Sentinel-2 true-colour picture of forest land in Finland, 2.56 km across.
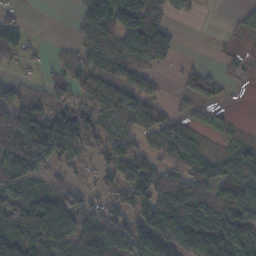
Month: November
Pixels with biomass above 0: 70%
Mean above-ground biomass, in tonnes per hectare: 71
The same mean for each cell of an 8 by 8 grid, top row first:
22 0 30 99 82 18 1 15
81 9 35 64 124 40 1 10
33 33 56 71 44 17 47 11
138 124 105 68 92 32 35 2
157 190 118 56 35 94 20 46
93 41 18 54 88 60 92 103
121 120 93 61 91 104 108 99
78 114 92 106 90 130 189 153
